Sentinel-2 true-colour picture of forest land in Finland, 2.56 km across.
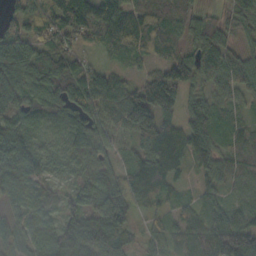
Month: October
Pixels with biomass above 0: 93%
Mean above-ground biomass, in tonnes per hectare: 67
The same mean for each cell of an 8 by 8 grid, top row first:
58 99 119 82 63 46 31 48
86 85 67 54 60 35 79 41
93 94 71 66 49 80 62 69
57 53 71 79 138 67 70 35
87 34 64 40 97 103 61 41
60 39 47 56 138 48 54 47
37 46 71 146 51 31 50 41
50 66 94 101 31 53 98 100
